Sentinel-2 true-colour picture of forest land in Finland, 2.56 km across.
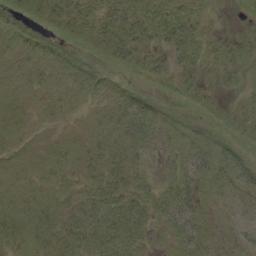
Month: September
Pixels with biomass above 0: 84%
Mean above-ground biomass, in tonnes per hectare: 17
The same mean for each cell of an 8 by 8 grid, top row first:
21 29 25 21 28 29 8 6
15 12 16 27 23 30 16 21
9 11 18 15 16 24 10 13
9 7 5 12 27 13 22 14
8 7 10 14 16 19 23 19
9 10 8 17 14 23 29 24
12 11 16 28 22 33 13 12
18 18 21 25 13 17 16 10
